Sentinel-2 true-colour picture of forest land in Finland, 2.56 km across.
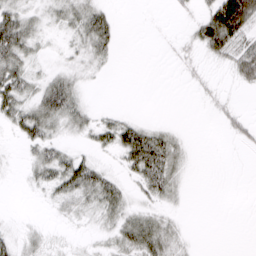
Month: March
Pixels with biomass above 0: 49%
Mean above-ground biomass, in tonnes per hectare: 18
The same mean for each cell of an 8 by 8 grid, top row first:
38 15 31 14 0 6 34 83
51 6 19 19 0 7 34 42
41 22 14 1 0 1 9 21
36 49 25 10 0 0 4 13
7 33 8 30 65 23 0 11
2 31 51 16 40 23 0 0
0 5 20 30 16 8 0 0
17 11 3 17 44 20 0 0
